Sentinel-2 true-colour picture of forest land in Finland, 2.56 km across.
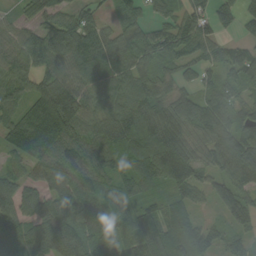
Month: September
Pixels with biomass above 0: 90%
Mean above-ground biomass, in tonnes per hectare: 96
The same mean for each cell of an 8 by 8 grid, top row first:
37 78 67 32 43 62 72 42
79 113 117 89 92 82 52 45
59 106 100 92 108 71 50 87
61 198 117 98 129 124 105 67
117 181 100 106 114 147 116 129
53 105 115 82 117 149 84 136
103 109 106 105 95 79 33 115
114 99 114 102 167 144 85 56
